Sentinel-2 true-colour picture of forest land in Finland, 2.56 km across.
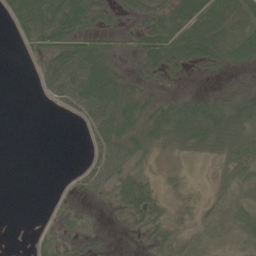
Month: June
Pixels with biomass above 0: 58%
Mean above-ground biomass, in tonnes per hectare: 23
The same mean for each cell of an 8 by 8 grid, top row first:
28 55 62 13 25 48 65 38
2 32 45 15 33 53 49 36
0 25 59 42 17 6 6 3
0 1 23 41 35 38 42 29
0 0 1 39 30 29 37 35
0 0 13 31 19 9 5 26
0 2 12 12 45 11 12 21
1 16 17 2 10 23 14 23
